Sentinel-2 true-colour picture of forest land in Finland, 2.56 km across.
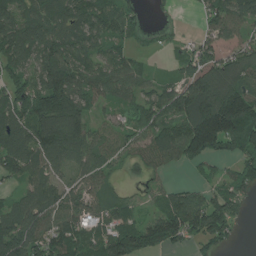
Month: July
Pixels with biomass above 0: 80%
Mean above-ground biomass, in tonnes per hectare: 96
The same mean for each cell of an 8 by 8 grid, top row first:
106 108 104 92 28 12 58 85
127 121 89 71 25 30 69 68
81 163 95 94 63 54 128 106
105 202 114 36 86 116 212 232
120 148 113 71 73 127 197 158
83 85 48 48 42 9 31 102
84 105 93 63 28 123 129 79
134 127 106 146 176 112 104 20
